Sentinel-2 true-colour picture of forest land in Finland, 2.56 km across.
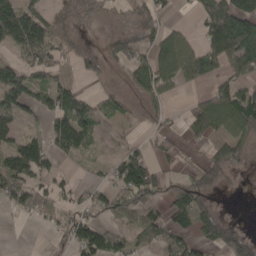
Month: April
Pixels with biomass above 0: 57%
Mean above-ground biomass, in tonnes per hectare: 59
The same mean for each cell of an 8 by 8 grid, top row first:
151 57 25 24 42 8 76 151
58 80 21 54 61 77 73 129
97 56 24 9 94 62 41 57
81 68 106 44 30 11 99 144
75 67 83 7 23 19 39 65
100 51 8 43 129 23 74 11
40 39 48 64 78 65 41 0
0 9 103 71 59 75 62 76
